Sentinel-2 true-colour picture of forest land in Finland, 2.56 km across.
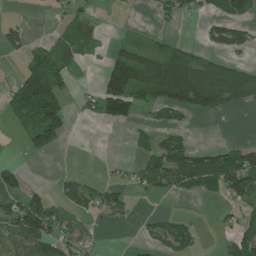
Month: June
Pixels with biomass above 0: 42%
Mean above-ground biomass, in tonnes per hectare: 40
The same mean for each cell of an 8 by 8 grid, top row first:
5 5 37 1 1 25 21 38
37 32 39 25 40 29 19 30
27 90 6 136 75 91 91 61
43 140 12 94 19 32 33 6
2 78 0 0 20 58 15 31
65 1 5 5 39 82 95 133
74 83 31 29 1 1 1 36
61 85 41 0 12 44 1 64
